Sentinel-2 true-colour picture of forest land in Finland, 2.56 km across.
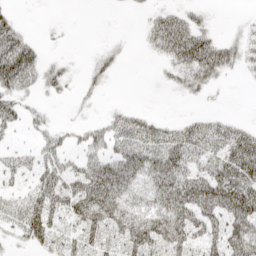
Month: April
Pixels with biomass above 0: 63%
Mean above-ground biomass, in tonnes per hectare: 33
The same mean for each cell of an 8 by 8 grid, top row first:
13 1 0 0 9 35 10 4
58 6 1 15 12 70 61 34
57 26 10 11 0 22 34 4
36 9 4 14 14 1 13 1
11 28 22 38 54 57 43 53
30 47 52 72 50 65 64 74
32 58 56 60 41 67 65 79
17 41 36 29 56 45 39 58
